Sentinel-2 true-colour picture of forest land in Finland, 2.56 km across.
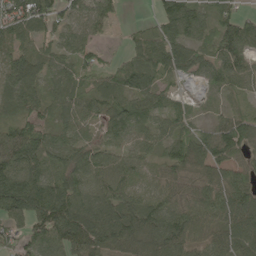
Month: May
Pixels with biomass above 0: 89%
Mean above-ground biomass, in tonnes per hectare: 72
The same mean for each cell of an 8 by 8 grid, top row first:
108 79 51 29 4 105 50 58
56 53 55 10 68 89 66 92
89 61 65 63 88 34 44 60
58 48 60 88 67 52 17 36
113 82 59 52 48 65 88 91
116 87 88 83 28 60 71 55
119 135 103 100 84 73 74 95
50 96 121 102 136 109 57 92
